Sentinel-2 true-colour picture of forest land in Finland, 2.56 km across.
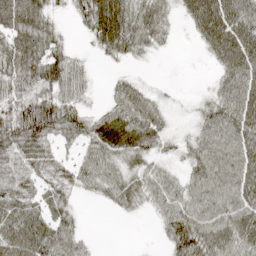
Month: April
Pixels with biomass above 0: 80%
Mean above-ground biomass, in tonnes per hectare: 50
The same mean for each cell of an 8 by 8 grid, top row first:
57 38 35 88 60 24 88 77
61 54 8 53 36 5 40 81
66 77 47 17 13 3 10 71
69 82 50 49 67 15 45 74
81 44 38 76 66 28 63 69
67 42 41 51 49 32 70 72
53 41 13 19 22 63 64 65
102 69 35 0 1 61 70 67
